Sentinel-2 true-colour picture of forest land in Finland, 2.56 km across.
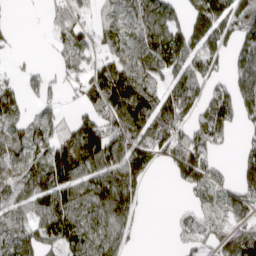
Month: April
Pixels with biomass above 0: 71%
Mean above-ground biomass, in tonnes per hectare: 87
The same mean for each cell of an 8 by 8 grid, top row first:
1 32 55 64 93 53 171 116
15 18 94 72 108 122 120 102
43 45 72 156 106 87 92 106
68 54 60 126 128 147 100 91
90 142 152 132 126 129 82 33
93 120 107 115 83 63 87 67
66 121 119 126 27 12 62 72
92 107 110 96 10 29 56 108
